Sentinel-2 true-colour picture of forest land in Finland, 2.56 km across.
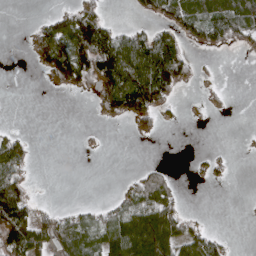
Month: April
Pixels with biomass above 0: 41%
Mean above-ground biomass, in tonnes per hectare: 47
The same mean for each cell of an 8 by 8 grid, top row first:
0 29 98 9 23 78 106 121
0 100 120 141 134 80 36 22
0 33 84 139 155 85 6 0
0 0 0 66 89 11 9 0
65 0 3 0 4 0 1 2
79 0 0 0 36 11 17 0
131 17 18 36 105 49 1 1
97 61 77 102 159 98 73 0
